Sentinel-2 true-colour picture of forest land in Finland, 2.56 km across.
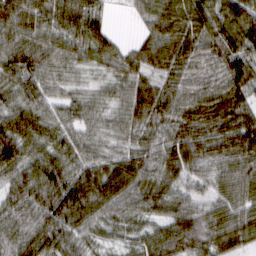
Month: March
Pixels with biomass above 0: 96%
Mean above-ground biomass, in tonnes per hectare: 67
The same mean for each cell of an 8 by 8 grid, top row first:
100 70 93 20 48 74 103 99
80 75 63 54 40 61 74 92
68 61 31 48 41 52 61 97
71 57 51 44 55 76 82 94
83 63 68 42 46 81 67 86
60 84 79 81 76 62 51 66
69 93 102 73 60 59 47 62
75 89 55 27 50 83 72 58
